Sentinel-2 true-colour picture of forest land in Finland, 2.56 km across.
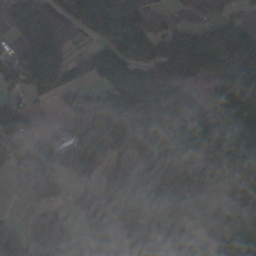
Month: November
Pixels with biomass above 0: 77%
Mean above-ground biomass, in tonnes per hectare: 88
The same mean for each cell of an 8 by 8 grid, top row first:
80 85 94 113 71 20 55 37
53 156 21 73 118 129 134 135
55 120 23 103 99 93 74 191
65 7 71 101 102 82 98 149
59 61 102 111 76 86 114 111
51 76 41 63 131 122 121 99
9 19 43 127 155 128 101 96
47 33 43 49 180 139 98 103
